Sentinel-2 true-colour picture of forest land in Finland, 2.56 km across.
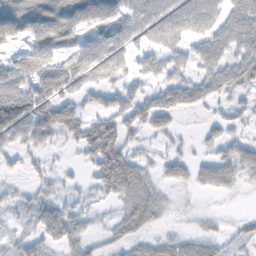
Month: November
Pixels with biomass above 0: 70%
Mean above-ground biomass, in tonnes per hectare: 42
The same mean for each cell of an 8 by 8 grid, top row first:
84 85 77 79 53 56 51 65
28 69 50 50 34 37 54 54
72 76 51 38 27 38 48 61
119 67 39 47 51 40 14 22
36 28 42 66 18 15 19 33
10 19 11 84 39 27 35 38
23 41 26 16 65 10 7 2
21 36 42 26 29 30 32 22
